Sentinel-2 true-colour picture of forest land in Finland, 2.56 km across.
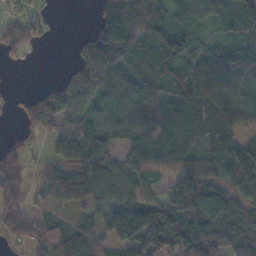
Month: November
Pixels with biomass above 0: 79%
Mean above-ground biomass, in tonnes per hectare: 78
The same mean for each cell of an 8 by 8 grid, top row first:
34 10 0 81 120 52 55 64
36 5 44 122 74 85 50 60
1 10 91 84 75 93 135 67
31 122 66 74 120 99 91 67
18 37 120 65 130 111 55 98
57 59 97 84 75 81 75 127
54 22 47 78 127 158 153 85
34 95 95 82 184 130 146 95
